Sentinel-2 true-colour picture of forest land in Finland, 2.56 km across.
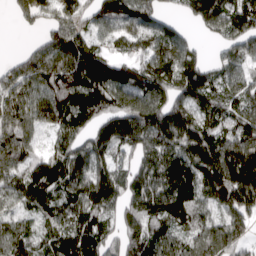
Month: April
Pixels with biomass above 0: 88%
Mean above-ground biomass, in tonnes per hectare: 132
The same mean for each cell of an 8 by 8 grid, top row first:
49 97 124 131 130 48 166 153
11 133 139 71 110 143 28 129
134 145 168 155 145 162 146 130
176 148 128 146 222 162 123 130
212 61 114 149 147 156 144 205
116 145 179 149 137 160 155 204
78 111 131 96 121 143 81 124
129 94 184 101 141 114 144 117
